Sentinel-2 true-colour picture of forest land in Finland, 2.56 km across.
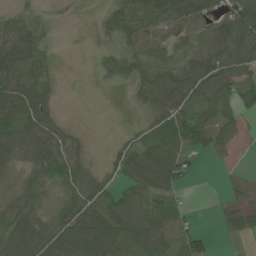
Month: June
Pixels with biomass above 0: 72%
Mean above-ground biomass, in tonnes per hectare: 50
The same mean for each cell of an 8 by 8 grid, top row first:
35 10 0 47 61 88 68 82
87 27 0 22 53 41 30 90
78 42 0 27 61 69 79 69
101 58 0 1 25 61 46 41
73 78 28 15 55 64 55 14
30 68 69 27 60 73 0 12
52 38 86 73 62 43 2 42
72 65 99 111 101 59 26 19
